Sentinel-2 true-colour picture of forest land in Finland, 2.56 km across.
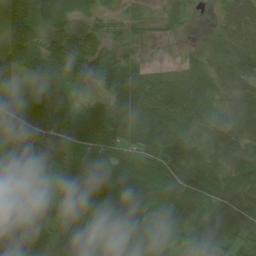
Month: July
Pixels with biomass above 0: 92%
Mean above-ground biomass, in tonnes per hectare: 67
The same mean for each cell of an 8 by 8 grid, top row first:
42 34 25 24 25 28 7 52
57 56 71 42 19 10 35 69
31 46 62 79 78 67 44 70
55 83 66 91 108 129 63 67
83 61 78 97 89 89 73 52
89 67 83 99 98 108 119 94
84 74 81 91 86 84 75 87
79 56 62 63 72 57 59 59
